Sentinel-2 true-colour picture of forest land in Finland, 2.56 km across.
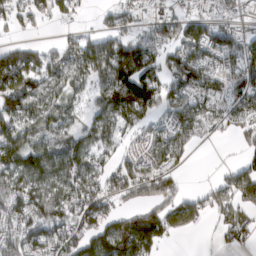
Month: March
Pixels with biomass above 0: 72%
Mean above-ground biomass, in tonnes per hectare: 79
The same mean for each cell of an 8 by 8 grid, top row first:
57 46 13 43 34 58 47 34
52 29 78 116 101 88 113 92
114 62 56 134 144 86 90 95
118 72 38 120 102 70 77 65
109 82 87 57 48 92 13 33
112 116 111 87 98 59 3 78
92 133 128 66 86 66 55 69
102 121 113 159 144 17 1 55
